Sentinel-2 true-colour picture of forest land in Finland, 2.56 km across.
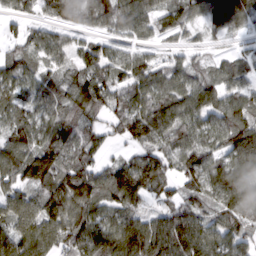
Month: March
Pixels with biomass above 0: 87%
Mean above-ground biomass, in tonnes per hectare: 93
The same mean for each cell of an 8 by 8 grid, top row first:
42 42 66 99 79 88 93 128
46 80 62 53 40 32 26 27
84 68 93 86 100 84 86 73
77 87 95 77 115 119 116 124
107 108 90 34 88 85 91 160
95 157 144 113 154 75 121 128
97 129 122 94 62 86 68 110
124 101 108 127 156 143 104 80
